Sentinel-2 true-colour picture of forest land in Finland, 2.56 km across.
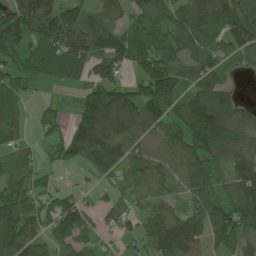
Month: June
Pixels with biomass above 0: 82%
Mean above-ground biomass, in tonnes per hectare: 96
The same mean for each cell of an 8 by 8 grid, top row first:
158 201 85 67 96 85 142 118
124 103 143 139 127 102 94 94
79 43 47 96 125 134 95 18
46 35 92 175 144 100 183 70
47 42 158 140 82 114 127 79
64 27 16 73 106 113 118 118
120 77 64 47 63 61 114 123
135 66 73 15 69 166 75 84
